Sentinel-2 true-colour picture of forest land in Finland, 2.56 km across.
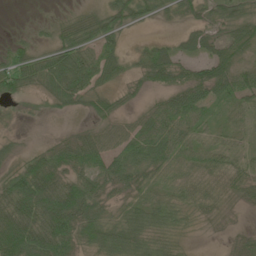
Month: June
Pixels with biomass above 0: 76%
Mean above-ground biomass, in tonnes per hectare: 37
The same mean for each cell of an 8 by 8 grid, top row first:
0 6 29 54 26 20 31 41
24 29 56 32 19 32 43 56
53 64 64 31 29 45 66 46
6 9 16 23 28 55 25 27
13 17 54 41 55 49 25 11
42 78 42 57 33 19 25 32
74 79 71 25 42 28 17 11
105 87 45 51 43 18 2 20
